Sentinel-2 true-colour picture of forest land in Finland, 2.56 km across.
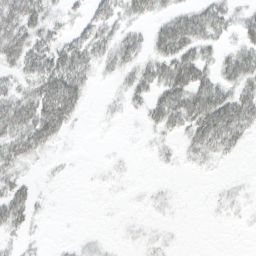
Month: March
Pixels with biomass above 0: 55%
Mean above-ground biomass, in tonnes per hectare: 23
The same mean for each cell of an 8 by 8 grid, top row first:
68 33 17 27 24 30 43 17
59 41 37 32 23 57 23 26
26 61 40 9 34 55 36 43
55 66 19 5 20 50 71 53
53 30 0 1 3 12 48 22
24 3 0 3 0 2 2 2
41 3 0 1 3 3 2 6
12 2 5 2 5 2 0 0
